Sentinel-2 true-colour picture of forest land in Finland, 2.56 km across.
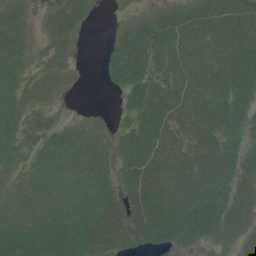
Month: July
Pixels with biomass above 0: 78%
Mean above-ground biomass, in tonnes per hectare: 24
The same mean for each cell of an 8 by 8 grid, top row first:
20 12 14 1 7 21 33 39
21 10 3 10 35 34 25 35
14 12 1 8 32 26 26 28
20 8 1 2 34 40 33 25
18 19 25 17 45 35 31 18
8 17 29 19 52 34 35 29
12 16 23 29 37 35 49 46
26 30 39 43 26 30 25 33
